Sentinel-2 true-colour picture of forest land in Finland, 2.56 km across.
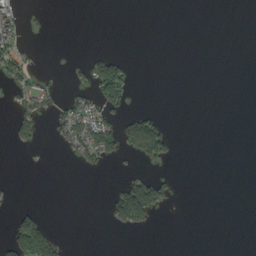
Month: September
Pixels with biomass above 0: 14%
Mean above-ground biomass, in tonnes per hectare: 17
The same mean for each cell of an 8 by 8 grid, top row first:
36 2 0 0 0 0 0 0
34 0 0 4 0 0 0 0
35 12 12 106 0 0 0 0
36 25 62 41 21 0 0 0
20 3 69 69 112 13 0 0
0 0 1 3 41 10 0 0
14 1 0 53 127 4 0 0
54 57 0 0 0 0 0 0
